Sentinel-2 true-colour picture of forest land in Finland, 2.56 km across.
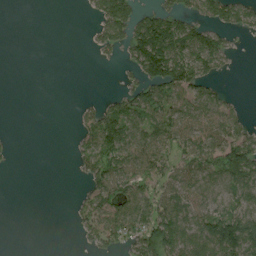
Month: August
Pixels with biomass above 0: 50%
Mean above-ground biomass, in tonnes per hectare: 48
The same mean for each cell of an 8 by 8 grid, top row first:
0 0 2 82 43 46 37 38
0 0 0 33 112 74 75 5
0 0 0 1 61 76 35 0
0 0 20 62 84 75 68 27
4 0 34 106 102 82 106 82
0 0 25 158 79 79 91 88
0 0 23 141 106 92 73 78
0 0 16 54 80 111 109 106
